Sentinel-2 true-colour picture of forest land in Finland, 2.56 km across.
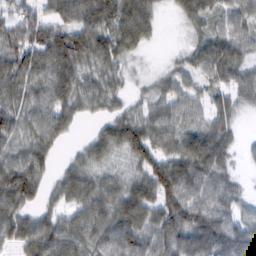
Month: February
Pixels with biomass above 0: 86%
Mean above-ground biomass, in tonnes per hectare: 63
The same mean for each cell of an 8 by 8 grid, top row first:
53 50 75 103 81 21 53 46
90 96 78 82 32 8 53 48
87 79 60 44 18 46 38 52
72 79 47 41 42 51 46 34
56 67 18 77 97 68 81 20
105 39 68 45 68 92 68 18
85 38 58 73 91 90 86 47
73 88 74 66 77 77 86 100
